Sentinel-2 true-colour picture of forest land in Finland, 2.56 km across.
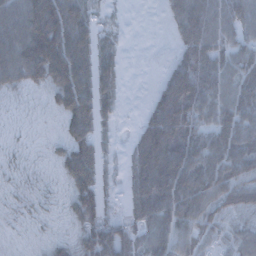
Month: December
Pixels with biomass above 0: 77%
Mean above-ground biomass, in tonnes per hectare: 55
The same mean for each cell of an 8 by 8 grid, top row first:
94 116 64 8 0 51 79 71
107 118 87 29 0 27 79 60
59 69 93 45 0 75 74 67
7 13 80 27 20 104 82 90
8 10 50 15 69 85 83 85
13 8 79 14 80 103 95 74
13 12 76 10 70 103 70 46
8 18 38 79 58 72 31 46
